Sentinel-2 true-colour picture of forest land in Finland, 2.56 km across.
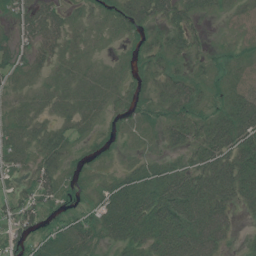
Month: July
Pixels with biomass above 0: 81%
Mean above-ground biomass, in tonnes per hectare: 31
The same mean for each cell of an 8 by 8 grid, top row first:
27 45 14 23 46 46 21 19
25 35 20 7 24 34 14 11
14 20 36 29 17 35 18 24
16 23 36 18 14 30 20 61
27 42 11 6 8 27 46 59
11 32 9 15 36 44 60 79
26 21 17 51 62 73 73 36
20 30 45 30 45 66 66 9
